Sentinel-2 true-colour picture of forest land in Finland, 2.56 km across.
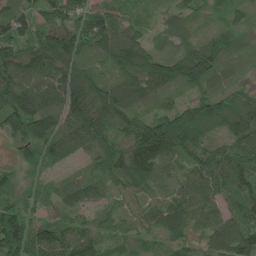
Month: June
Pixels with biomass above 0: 95%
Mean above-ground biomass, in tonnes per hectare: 78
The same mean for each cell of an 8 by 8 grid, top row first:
79 89 71 73 32 40 32 35
76 124 92 107 80 53 89 57
103 96 107 63 114 93 89 32
136 116 122 87 49 94 98 98
52 112 98 80 149 118 75 83
36 33 40 72 84 43 94 93
86 49 56 37 30 70 60 62
145 87 92 41 37 61 59 97
